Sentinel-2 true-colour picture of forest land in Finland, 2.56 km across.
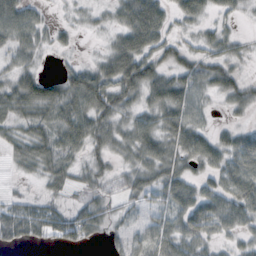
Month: October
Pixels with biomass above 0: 81%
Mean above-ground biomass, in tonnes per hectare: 38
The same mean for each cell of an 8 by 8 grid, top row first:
65 11 8 22 82 27 20 15
40 16 6 34 60 27 26 16
35 28 62 66 66 47 46 29
47 43 69 59 36 54 20 21
38 57 46 37 53 46 41 43
11 41 23 27 47 54 31 52
39 35 34 21 28 49 55 53
39 32 40 20 45 53 34 22
